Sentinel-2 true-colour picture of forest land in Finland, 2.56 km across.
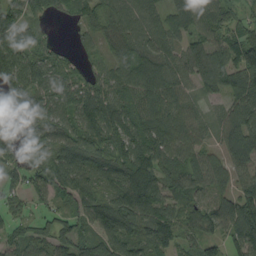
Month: September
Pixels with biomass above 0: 87%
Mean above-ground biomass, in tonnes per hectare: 77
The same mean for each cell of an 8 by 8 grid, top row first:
77 52 47 66 79 74 77 48
100 42 27 51 73 58 89 122
105 82 48 69 80 76 83 82
91 76 90 94 73 84 35 87
78 72 98 91 87 92 45 112
41 82 83 77 173 80 83 59
37 41 70 122 131 70 73 122
50 70 70 84 93 83 61 75
